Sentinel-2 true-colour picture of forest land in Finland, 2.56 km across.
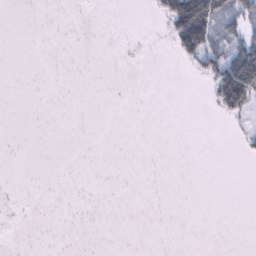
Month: January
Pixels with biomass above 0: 11%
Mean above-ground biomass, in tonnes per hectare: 10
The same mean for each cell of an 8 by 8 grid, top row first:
0 0 0 0 1 97 100 52
0 0 0 0 1 42 70 69
0 0 0 0 0 0 25 155
0 0 0 0 0 0 1 49
0 0 0 0 0 0 0 8
0 0 0 0 0 0 0 0
0 0 0 0 0 0 0 0
0 0 0 0 0 0 0 0
